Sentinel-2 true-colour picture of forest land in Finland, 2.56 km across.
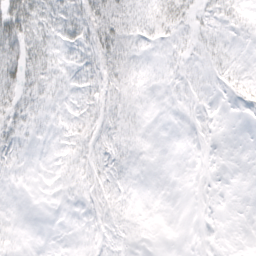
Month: March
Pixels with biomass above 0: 45%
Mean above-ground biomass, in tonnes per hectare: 7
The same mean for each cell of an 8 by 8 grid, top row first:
36 17 23 29 15 18 5 5
26 13 12 26 5 4 6 1
22 13 11 21 6 3 2 6
16 6 11 12 4 1 1 1
10 2 10 9 3 0 1 0
3 2 7 10 1 0 1 0
0 0 3 12 3 0 0 0
1 0 1 2 1 0 0 0
